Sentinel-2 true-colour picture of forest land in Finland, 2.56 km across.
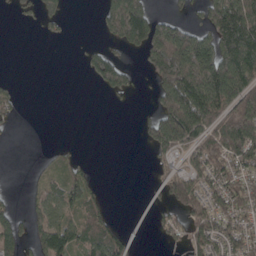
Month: April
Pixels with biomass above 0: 48%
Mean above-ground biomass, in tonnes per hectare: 73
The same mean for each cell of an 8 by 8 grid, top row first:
15 53 0 153 136 36 97 206
0 1 6 39 104 220 135 222
5 0 2 109 19 227 196 156
26 0 0 1 8 222 162 170
2 5 3 0 30 118 112 159
0 32 46 0 0 77 103 94
26 87 76 16 17 72 99 98
98 125 84 126 17 33 105 90
